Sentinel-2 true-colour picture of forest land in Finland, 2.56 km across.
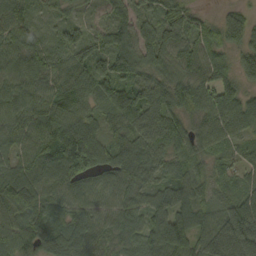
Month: September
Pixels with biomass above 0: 96%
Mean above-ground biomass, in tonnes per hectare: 85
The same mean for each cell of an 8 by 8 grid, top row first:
86 36 31 68 62 88 32 53
86 64 79 106 104 107 107 74
92 82 103 115 77 95 99 73
91 99 90 69 84 77 112 108
72 112 159 81 81 73 67 50
76 89 114 82 103 71 48 47
89 80 91 76 74 95 67 110
106 93 114 73 92 85 105 145
